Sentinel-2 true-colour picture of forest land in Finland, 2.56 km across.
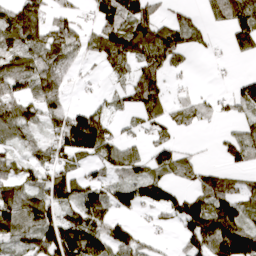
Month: April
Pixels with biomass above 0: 65%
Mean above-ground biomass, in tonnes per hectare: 69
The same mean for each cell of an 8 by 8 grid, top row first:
88 63 33 107 94 29 39 93
87 103 73 87 95 84 17 51
103 131 17 32 81 12 2 29
101 87 65 38 70 45 34 41
50 73 163 75 36 38 3 63
58 70 53 42 56 50 45 30
104 96 114 71 59 85 127 86
51 114 150 98 33 24 123 157
